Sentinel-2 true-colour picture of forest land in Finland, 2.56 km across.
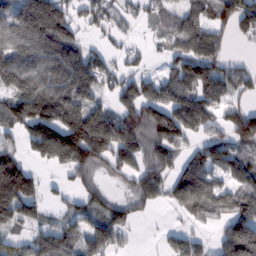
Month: February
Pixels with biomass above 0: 73%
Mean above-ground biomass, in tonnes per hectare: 111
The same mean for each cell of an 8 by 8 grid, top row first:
135 236 63 65 47 73 87 137
135 139 93 32 28 81 120 11
137 142 182 70 98 130 156 109
120 170 170 106 150 180 128 110
55 209 253 193 118 115 96 87
230 19 71 49 127 107 126 104
215 47 36 49 55 80 147 126
69 132 100 102 3 79 32 240
